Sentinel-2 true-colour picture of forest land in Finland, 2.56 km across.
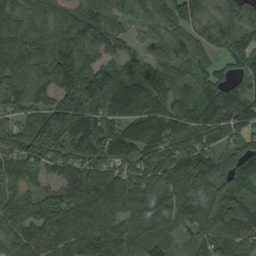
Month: September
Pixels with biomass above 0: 95%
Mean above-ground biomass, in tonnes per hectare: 102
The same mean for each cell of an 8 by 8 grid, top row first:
88 88 103 71 61 84 82 86
150 108 131 75 48 73 86 102
104 105 168 157 133 91 97 48
69 125 185 99 120 103 117 108
69 135 109 109 118 81 79 65
77 47 130 125 99 119 105 89
103 106 134 122 129 105 105 140
80 110 116 95 99 56 77 107
